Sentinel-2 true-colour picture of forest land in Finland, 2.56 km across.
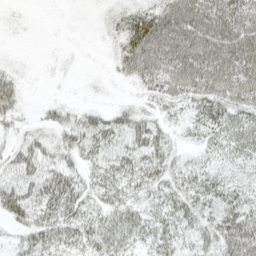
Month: April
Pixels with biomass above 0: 72%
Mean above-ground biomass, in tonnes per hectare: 29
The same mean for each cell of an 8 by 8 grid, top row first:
2 0 0 14 37 52 53 48
1 1 1 10 52 54 52 52
25 1 1 6 29 45 51 49
35 18 22 17 19 16 39 37
25 32 35 31 32 15 25 39
36 38 24 30 30 27 28 19
49 39 32 35 27 36 33 40
14 32 30 42 26 29 35 72
